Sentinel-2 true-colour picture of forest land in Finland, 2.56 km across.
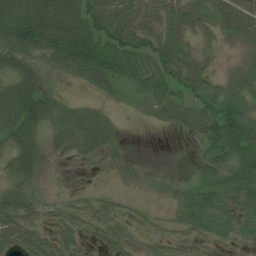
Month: July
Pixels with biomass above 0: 78%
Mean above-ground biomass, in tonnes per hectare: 44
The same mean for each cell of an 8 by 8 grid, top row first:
75 114 91 70 50 48 42 77
71 76 114 77 69 57 16 10
53 25 38 61 60 61 49 15
83 51 33 16 21 42 61 50
56 36 40 27 0 0 51 90
45 10 5 10 14 9 28 64
64 25 30 28 12 37 61 46
63 43 30 39 19 25 27 28
